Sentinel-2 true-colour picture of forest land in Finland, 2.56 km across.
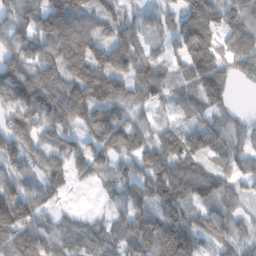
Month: February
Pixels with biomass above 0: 86%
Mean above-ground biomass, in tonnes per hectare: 88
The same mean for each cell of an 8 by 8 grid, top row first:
84 118 104 62 53 86 180 94
88 88 125 139 70 78 151 105
132 80 100 116 105 71 134 41
124 114 91 94 38 37 78 23
99 62 56 123 59 86 125 58
78 103 47 61 75 102 82 68
141 58 12 38 86 97 71 44
94 118 74 71 143 174 82 55
